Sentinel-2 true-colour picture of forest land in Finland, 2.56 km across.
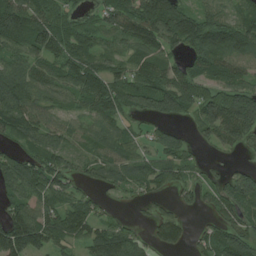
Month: July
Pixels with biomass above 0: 81%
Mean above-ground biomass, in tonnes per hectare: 83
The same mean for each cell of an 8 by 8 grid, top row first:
129 87 35 80 149 146 74 64
89 119 95 50 110 71 129 120
112 84 109 91 83 95 78 75
113 68 54 84 66 95 109 202
46 75 51 79 33 60 45 73
122 102 50 73 73 62 29 89
82 82 70 20 15 31 43 97
168 99 55 132 43 65 64 112
